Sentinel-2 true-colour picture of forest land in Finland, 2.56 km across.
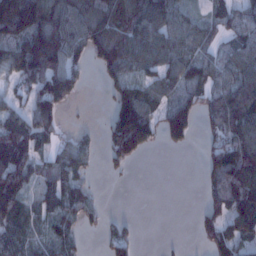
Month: January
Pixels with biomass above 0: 68%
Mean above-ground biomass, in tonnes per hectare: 70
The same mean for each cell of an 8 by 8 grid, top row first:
206 117 111 127 114 82 39 67
111 150 71 132 87 83 34 70
51 114 50 50 47 58 62 87
49 91 2 81 120 120 63 130
128 38 43 91 108 53 39 135
103 38 40 10 0 0 56 149
85 51 52 1 0 0 54 136
62 41 22 47 1 2 44 87
